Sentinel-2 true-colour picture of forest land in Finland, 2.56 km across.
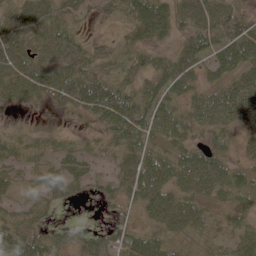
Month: June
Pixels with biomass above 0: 82%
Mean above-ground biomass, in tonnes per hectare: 45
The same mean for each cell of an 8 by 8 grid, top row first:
56 62 27 21 82 60 67 52
56 53 40 23 44 34 53 78
64 65 69 55 38 58 33 55
11 10 33 88 67 46 59 59
31 26 18 31 54 46 39 21
30 36 36 27 71 57 77 45
28 27 3 11 40 70 41 36
72 43 25 27 54 37 30 43
